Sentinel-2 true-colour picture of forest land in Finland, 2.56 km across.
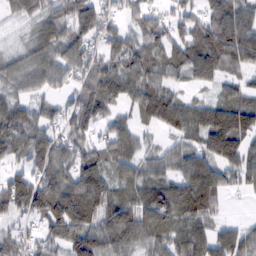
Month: February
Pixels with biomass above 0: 85%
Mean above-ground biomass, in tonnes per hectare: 83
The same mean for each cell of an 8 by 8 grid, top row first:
36 72 112 49 84 64 92 89
29 92 92 76 98 96 144 124
54 66 66 101 92 44 57 44
86 55 108 42 71 99 98 131
82 92 71 80 29 39 89 92
65 100 120 78 74 71 123 66
80 148 161 98 113 113 83 2
61 70 133 101 69 71 89 70
